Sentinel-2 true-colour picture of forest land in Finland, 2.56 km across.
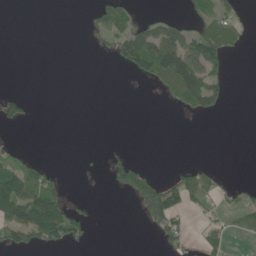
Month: June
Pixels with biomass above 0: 26%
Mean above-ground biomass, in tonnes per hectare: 32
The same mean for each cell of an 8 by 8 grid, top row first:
0 0 3 83 22 25 53 24
0 0 0 35 113 115 104 16
0 0 0 0 28 124 99 0
30 0 0 0 0 9 48 0
13 0 0 4 0 0 0 0
110 35 3 42 57 32 33 2
133 156 30 0 49 81 23 42
59 77 41 0 0 49 37 8
